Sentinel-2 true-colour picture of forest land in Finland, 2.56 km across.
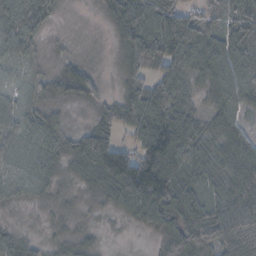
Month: November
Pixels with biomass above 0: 90%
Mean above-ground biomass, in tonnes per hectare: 53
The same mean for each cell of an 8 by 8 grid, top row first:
43 33 7 38 82 79 26 56
38 21 16 18 105 100 62 85
18 46 73 8 63 72 49 74
31 35 6 43 98 94 34 38
38 42 51 78 82 116 48 62
36 32 35 98 130 74 50 75
20 16 15 28 82 91 68 73
37 20 28 3 4 82 91 89
